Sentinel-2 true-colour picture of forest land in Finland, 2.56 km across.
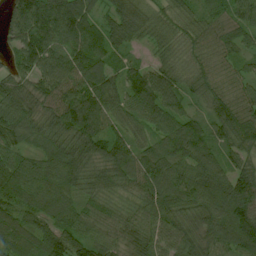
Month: July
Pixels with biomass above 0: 97%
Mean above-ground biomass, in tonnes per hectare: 81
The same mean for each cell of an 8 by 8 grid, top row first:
76 101 105 63 60 57 47 68
65 97 93 69 31 52 72 59
68 91 105 80 103 78 77 66
96 72 123 83 81 71 64 89
72 71 95 86 59 97 82 79
96 85 84 84 110 103 104 91
89 81 65 48 73 80 102 127
83 103 83 54 89 79 80 118
